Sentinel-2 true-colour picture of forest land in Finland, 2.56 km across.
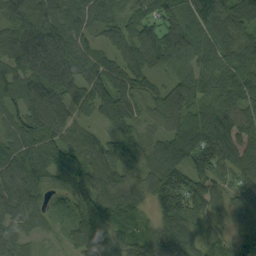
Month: September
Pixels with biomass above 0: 97%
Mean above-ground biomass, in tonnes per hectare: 89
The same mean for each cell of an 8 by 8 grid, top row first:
91 96 76 64 81 88 144 122
101 95 73 64 125 116 100 104
79 86 76 93 79 75 85 103
73 89 47 90 61 125 95 97
87 87 82 77 61 128 145 121
97 74 88 90 67 155 100 82
81 57 84 96 47 143 89 69
57 20 77 93 95 119 80 61
